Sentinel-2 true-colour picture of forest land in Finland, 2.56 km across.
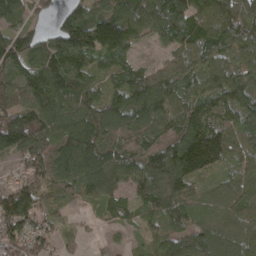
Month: April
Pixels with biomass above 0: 91%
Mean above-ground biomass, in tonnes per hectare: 97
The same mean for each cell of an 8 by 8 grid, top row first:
84 36 97 125 123 133 102 119
125 99 149 118 19 77 96 95
101 153 112 52 103 94 79 96
135 123 107 113 130 98 97 92
164 108 159 89 92 146 195 84
59 90 127 118 127 136 74 67
150 42 21 51 55 78 64 79
106 68 30 9 27 87 128 91
